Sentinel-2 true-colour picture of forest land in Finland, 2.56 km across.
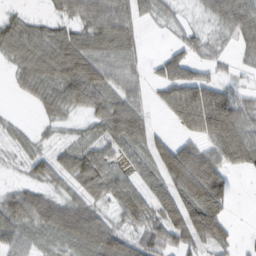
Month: February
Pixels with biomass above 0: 79%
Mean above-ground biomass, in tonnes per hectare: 62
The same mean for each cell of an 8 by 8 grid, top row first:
27 24 56 90 48 25 36 95
69 71 78 76 36 26 34 33
24 61 103 68 46 79 55 19
3 35 34 77 64 77 175 95
18 22 37 54 77 73 71 120
11 53 82 60 48 142 158 12
76 77 63 31 57 112 141 2
57 33 77 93 61 72 95 12
